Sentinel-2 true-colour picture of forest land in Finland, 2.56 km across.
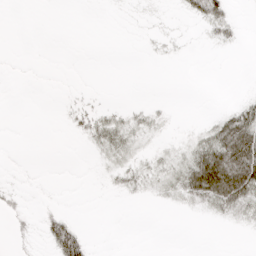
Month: April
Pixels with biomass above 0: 28%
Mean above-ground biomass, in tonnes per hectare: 9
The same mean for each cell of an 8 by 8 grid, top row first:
0 0 0 1 3 3 34 2
0 0 0 0 2 4 3 3
0 0 0 0 0 0 0 0
0 0 12 10 10 1 2 27
0 0 3 25 7 6 36 64
1 0 0 9 15 21 74 71
8 4 0 0 1 5 16 25
4 24 49 0 0 0 0 0
